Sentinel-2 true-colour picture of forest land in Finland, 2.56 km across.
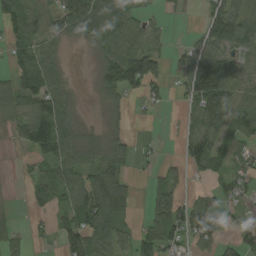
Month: August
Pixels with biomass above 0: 66%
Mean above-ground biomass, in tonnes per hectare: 59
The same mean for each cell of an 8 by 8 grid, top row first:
126 53 113 101 33 16 59 77
75 32 13 51 80 19 88 58
66 74 4 74 137 34 153 54
53 92 21 33 16 5 118 59
25 116 64 55 11 17 99 47
4 55 72 97 12 36 46 44
7 37 95 120 25 113 80 26
33 15 97 62 71 65 79 59
